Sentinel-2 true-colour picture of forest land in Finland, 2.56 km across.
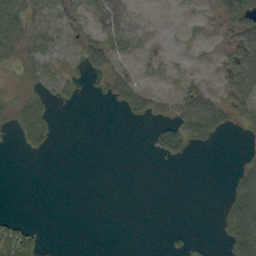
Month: September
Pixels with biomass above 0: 34%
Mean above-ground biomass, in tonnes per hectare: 20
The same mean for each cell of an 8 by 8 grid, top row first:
47 33 27 51 7 4 13 47
37 32 32 44 15 5 8 56
8 27 16 34 6 10 11 63
33 31 1 3 41 39 84 37
12 20 0 0 4 51 20 3
0 0 0 0 0 0 0 34
0 0 0 0 0 0 0 72
61 5 0 0 0 6 3 68
